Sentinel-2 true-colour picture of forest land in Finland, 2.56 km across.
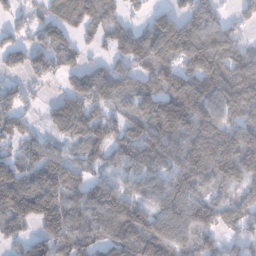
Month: January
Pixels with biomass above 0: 81%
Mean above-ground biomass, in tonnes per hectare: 98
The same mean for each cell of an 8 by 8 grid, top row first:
41 64 108 60 44 74 112 45
73 106 60 63 112 131 166 105
36 55 94 133 89 123 139 165
89 37 147 74 119 167 94 119
68 65 77 115 127 77 121 131
145 125 78 63 83 89 90 100
158 173 107 123 91 95 97 93
51 102 105 107 147 113 65 54
